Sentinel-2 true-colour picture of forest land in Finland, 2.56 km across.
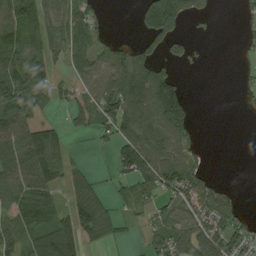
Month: August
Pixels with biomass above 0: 60%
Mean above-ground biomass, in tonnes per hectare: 84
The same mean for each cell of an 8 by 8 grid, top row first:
132 104 85 8 87 148 28 18
149 113 96 79 75 52 1 17
177 101 82 118 179 78 0 13
133 35 109 123 134 164 0 5
129 111 8 67 145 96 9 0
119 102 78 51 139 135 55 0
113 103 159 73 44 93 110 45
79 109 99 46 34 155 133 81
